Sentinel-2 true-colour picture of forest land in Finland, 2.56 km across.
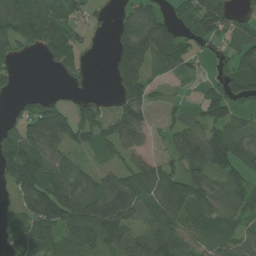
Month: July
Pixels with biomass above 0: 72%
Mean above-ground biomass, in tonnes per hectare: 88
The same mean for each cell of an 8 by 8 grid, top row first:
98 95 51 24 132 54 115 38
55 90 53 63 193 147 33 83
14 1 23 57 130 38 31 129
21 104 68 64 87 35 81 56
134 115 82 113 63 72 152 101
139 124 74 73 127 86 109 79
46 177 172 206 112 113 86 77
76 89 178 122 85 104 52 60
